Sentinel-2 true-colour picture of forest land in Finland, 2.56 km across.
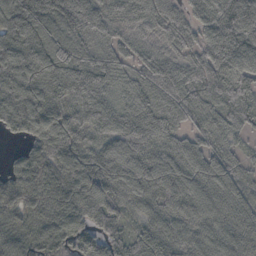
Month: October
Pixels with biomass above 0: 95%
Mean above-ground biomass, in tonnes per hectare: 81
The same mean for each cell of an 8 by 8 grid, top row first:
80 81 96 57 58 39 81 99
95 102 73 49 45 39 73 117
122 105 126 75 69 78 62 94
137 104 112 94 82 73 65 75
20 126 90 104 91 73 50 29
69 92 100 85 111 90 90 59
60 73 95 70 60 75 88 88
79 86 87 90 84 80 75 73
